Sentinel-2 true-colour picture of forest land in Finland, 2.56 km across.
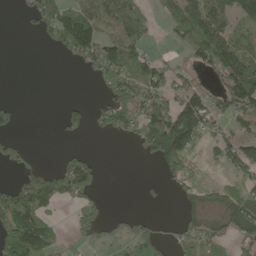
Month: May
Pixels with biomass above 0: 50%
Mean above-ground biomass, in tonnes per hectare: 59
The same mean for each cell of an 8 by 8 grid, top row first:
5 80 110 94 55 89 117 75
0 28 153 98 60 25 141 74
0 0 5 86 92 46 14 107
35 0 41 118 86 119 96 88
38 0 9 4 78 168 42 77
38 66 90 0 4 64 5 59
127 54 53 5 8 10 40 93
161 103 13 27 51 35 65 46
